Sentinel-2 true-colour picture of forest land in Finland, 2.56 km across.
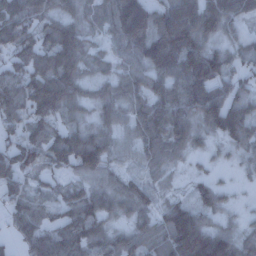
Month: December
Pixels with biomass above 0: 88%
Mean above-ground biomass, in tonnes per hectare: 83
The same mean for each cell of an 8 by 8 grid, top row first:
106 81 67 99 135 151 131 74
91 114 104 39 120 168 101 51
92 128 80 56 68 93 143 59
70 94 51 64 88 100 118 88
86 103 136 70 86 88 33 72
79 38 60 52 40 23 28 15
55 43 85 66 58 98 72 17
40 87 99 70 80 164 170 73
